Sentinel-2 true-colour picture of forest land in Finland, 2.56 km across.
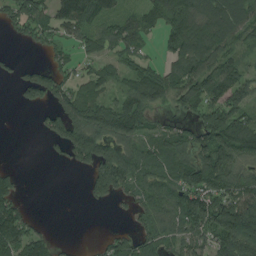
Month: August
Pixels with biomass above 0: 68%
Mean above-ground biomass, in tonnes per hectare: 82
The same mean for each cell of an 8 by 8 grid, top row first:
92 91 139 72 68 147 111 106
10 40 48 60 34 94 118 55
44 113 50 55 107 92 138 87
5 58 145 131 102 47 99 99
0 35 164 131 74 83 117 142
32 0 17 177 82 94 138 96
85 0 4 23 61 107 147 151
135 55 4 58 65 62 77 184
